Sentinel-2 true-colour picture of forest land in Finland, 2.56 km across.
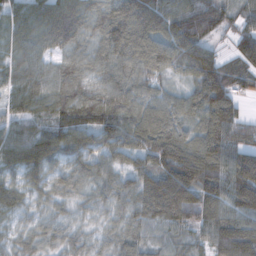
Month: November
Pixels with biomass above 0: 96%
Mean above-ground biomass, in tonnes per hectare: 92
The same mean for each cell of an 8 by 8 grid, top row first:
60 90 75 110 144 117 128 65
56 59 50 103 119 119 77 109
67 73 73 75 69 36 90 76
51 76 124 116 99 80 130 72
122 138 98 86 103 151 145 101
62 88 51 64 100 185 162 175
60 34 30 45 96 186 135 121
33 42 42 45 64 50 82 186
